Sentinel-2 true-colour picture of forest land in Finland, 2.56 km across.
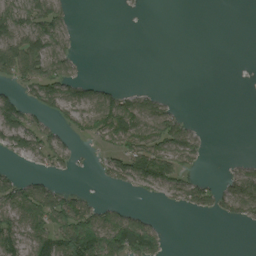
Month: August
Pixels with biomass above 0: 42%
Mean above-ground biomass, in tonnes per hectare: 39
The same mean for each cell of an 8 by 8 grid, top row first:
80 81 1 0 1 0 0 0
98 81 10 0 0 0 0 0
54 89 43 10 0 0 0 0
79 47 59 86 74 27 0 0
58 54 11 40 80 74 11 0
29 28 5 45 97 71 13 55
79 95 81 31 8 18 38 68
70 88 134 116 103 0 0 0
